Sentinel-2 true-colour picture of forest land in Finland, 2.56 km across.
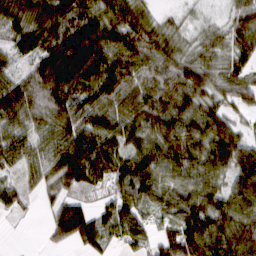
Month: March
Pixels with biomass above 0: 89%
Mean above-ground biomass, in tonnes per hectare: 76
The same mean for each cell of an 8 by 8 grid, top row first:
87 115 113 101 56 16 17 54
72 119 176 132 104 48 45 53
59 120 100 121 87 93 62 59
80 78 88 77 95 109 76 31
67 63 115 78 76 102 89 71
32 54 89 81 91 77 73 84
35 27 58 63 63 78 87 76
0 24 64 43 61 83 110 97
